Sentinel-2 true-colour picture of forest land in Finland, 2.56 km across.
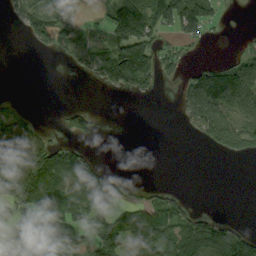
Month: September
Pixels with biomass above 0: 48%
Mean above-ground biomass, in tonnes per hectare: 69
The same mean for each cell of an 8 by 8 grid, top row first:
55 136 75 93 156 147 104 3
0 42 90 102 139 41 6 16
0 0 14 112 107 31 132 136
47 0 58 2 0 21 149 93
145 80 38 0 0 0 62 104
170 183 89 29 0 0 0 0
122 144 110 45 65 73 5 0
79 138 88 134 99 93 124 100
